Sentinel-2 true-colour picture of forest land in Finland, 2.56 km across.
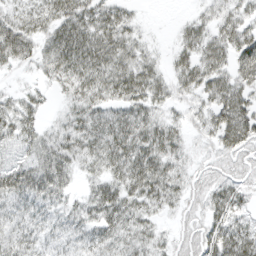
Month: March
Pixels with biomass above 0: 87%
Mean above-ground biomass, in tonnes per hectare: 36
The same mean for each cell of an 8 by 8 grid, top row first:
32 42 51 39 6 3 23 36
63 37 58 53 23 23 45 50
6 22 52 53 53 32 49 46
37 12 37 36 39 16 36 56
37 33 46 52 50 33 14 45
49 55 23 39 60 34 17 18
32 30 28 52 42 21 32 27
40 28 28 41 35 20 40 55
